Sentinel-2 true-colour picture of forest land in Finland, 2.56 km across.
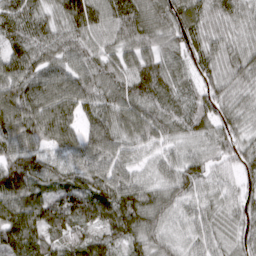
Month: March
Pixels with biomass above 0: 97%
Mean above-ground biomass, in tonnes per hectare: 83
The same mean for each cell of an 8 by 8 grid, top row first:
94 60 121 93 96 99 76 74
84 78 82 67 87 76 72 66
107 93 99 84 122 92 63 71
116 117 91 83 88 89 82 66
98 76 93 82 60 57 62 64
124 68 81 85 45 85 63 53
111 98 107 112 110 74 57 62
106 84 87 68 76 51 61 56
